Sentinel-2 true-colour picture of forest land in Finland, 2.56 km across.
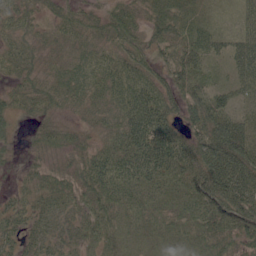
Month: June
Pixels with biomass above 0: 91%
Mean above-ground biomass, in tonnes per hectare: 42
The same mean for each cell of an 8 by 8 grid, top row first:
42 24 28 41 37 44 12 31
31 21 21 31 32 52 49 60
29 27 22 49 55 59 39 44
27 33 27 40 82 40 78 43
9 32 28 34 71 56 81 89
12 37 48 62 52 49 100 90
29 30 27 42 31 36 73 84
33 35 26 19 14 24 43 50
